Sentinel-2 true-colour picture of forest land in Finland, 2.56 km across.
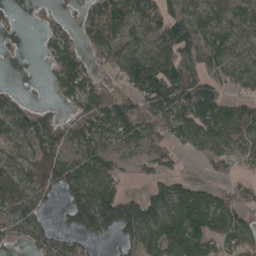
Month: April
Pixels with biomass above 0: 73%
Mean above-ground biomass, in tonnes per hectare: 82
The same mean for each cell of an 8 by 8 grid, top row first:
9 21 27 95 79 97 65 63
4 41 64 87 67 131 102 49
1 20 121 57 174 117 93 84
90 41 68 140 97 96 129 73
63 122 73 54 71 69 94 77
58 109 118 79 33 49 20 43
84 41 173 149 120 138 139 92
43 78 57 39 130 168 125 106
